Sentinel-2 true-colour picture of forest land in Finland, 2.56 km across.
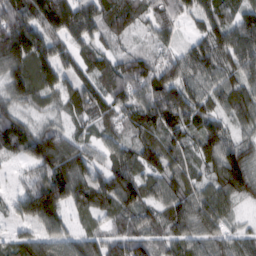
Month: February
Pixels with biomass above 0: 94%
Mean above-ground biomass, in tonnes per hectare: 91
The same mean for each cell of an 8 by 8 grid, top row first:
142 163 124 100 73 76 78 85
190 130 70 40 36 50 94 126
97 114 94 87 111 136 73 96
68 48 67 73 111 132 78 81
104 144 70 70 92 73 93 79
21 119 92 110 87 77 60 139
64 171 73 86 86 97 97 42
59 106 81 79 76 85 83 69
